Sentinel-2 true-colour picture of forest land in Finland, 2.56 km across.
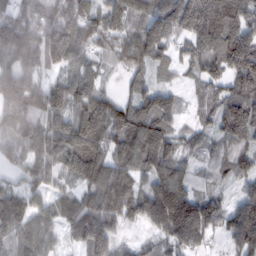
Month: February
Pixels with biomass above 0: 92%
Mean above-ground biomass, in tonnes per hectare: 103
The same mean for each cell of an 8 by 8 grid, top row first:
78 74 118 112 106 130 140 117
129 152 110 78 122 58 109 149
171 67 130 16 53 29 86 113
156 148 173 133 110 59 54 150
92 160 194 108 131 80 62 89
56 86 130 119 79 99 49 61
106 72 107 115 128 176 113 45
95 78 83 106 33 121 57 106
